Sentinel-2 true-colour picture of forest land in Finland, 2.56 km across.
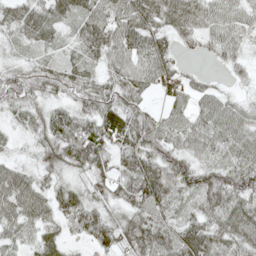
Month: May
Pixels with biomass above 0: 88%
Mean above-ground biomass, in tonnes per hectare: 45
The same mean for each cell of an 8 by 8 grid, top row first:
40 42 43 59 68 57 45 39
13 13 34 58 65 37 27 23
49 37 37 41 52 37 15 11
30 41 43 60 37 39 47 42
13 45 66 49 59 38 39 49
46 25 23 49 76 77 55 69
55 34 51 31 62 46 65 59
28 43 19 47 67 68 74 55
